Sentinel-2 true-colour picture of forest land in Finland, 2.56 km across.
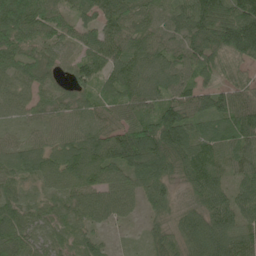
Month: June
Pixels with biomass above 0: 95%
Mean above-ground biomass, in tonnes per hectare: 83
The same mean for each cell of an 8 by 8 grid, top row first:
166 90 59 116 76 85 138 159
97 61 62 103 90 74 96 137
71 46 74 86 91 79 42 46
50 46 47 71 81 108 90 114
50 57 93 110 152 137 79 90
71 80 127 90 103 67 97 54
82 41 74 76 42 49 97 77
93 56 47 13 27 59 133 112
